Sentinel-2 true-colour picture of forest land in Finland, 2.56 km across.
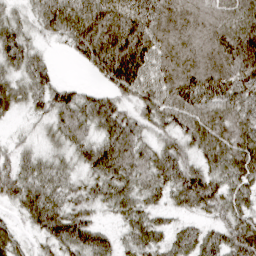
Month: March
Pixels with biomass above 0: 92%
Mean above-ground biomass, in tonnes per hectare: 63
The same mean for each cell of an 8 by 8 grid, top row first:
30 79 112 118 85 59 57 64
80 15 66 136 116 70 68 116
50 45 6 83 84 89 95 103
33 49 64 59 48 66 66 71
21 26 50 69 44 45 69 73
58 53 36 69 60 77 67 69
37 80 45 46 54 37 53 55
37 49 76 38 58 50 56 76
